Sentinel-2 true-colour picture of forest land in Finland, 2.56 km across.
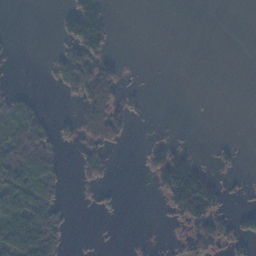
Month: November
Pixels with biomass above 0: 32%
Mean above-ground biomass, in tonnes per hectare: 37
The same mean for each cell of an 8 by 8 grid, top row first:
0 0 123 25 0 0 0 0
5 4 93 20 0 0 0 0
5 11 105 88 2 0 0 0
84 14 47 108 14 0 0 0
121 60 43 54 6 23 3 8
122 77 32 14 11 164 53 6
134 85 3 10 0 79 96 13
150 118 1 1 3 15 92 49
